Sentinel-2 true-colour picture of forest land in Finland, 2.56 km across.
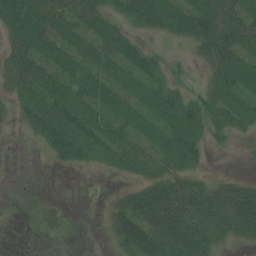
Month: July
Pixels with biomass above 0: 69%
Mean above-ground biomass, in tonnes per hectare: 28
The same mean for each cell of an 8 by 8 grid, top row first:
55 53 51 29 50 39 41 39
38 43 39 45 20 2 31 41
32 43 39 39 32 11 16 39
16 46 36 36 31 36 29 32
3 29 36 41 32 37 16 2
1 1 2 9 27 31 9 8
1 10 0 18 48 60 41 44
0 3 1 16 51 49 34 14
